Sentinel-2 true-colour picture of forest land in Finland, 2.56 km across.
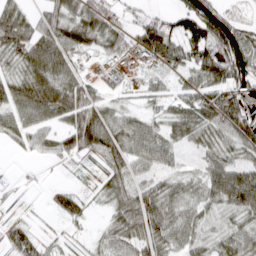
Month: April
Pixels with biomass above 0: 78%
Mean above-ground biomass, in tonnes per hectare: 54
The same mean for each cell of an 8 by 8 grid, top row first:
64 51 67 48 40 49 80 30
63 92 65 52 73 71 93 92
56 93 51 20 20 37 78 75
71 80 108 50 33 33 53 78
27 40 77 77 72 32 47 61
6 3 13 48 32 35 64 73
16 16 35 36 98 61 52 80
43 26 15 44 67 59 48 72
